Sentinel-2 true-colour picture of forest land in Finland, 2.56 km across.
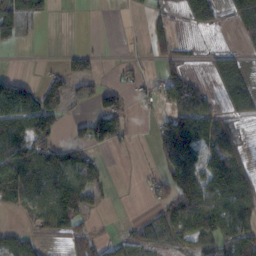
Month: November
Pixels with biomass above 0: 54%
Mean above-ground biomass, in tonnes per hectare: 56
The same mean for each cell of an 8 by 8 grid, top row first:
90 22 0 0 19 22 93 114
14 1 17 0 23 43 11 32
51 50 91 10 31 66 24 74
111 130 26 96 16 86 55 42
125 86 60 42 4 176 72 32
124 103 87 9 13 93 106 88
32 83 94 4 11 84 101 88
65 24 48 28 44 51 67 88
